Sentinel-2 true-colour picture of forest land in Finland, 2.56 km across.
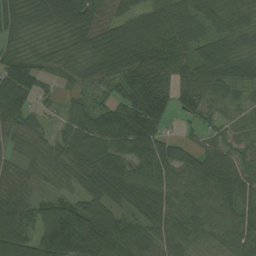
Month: August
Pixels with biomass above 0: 91%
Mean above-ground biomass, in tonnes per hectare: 77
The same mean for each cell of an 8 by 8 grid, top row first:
68 76 103 80 73 78 67 66
41 42 58 96 128 87 57 58
100 28 49 75 121 70 75 58
93 16 52 71 132 51 34 20
46 50 94 89 113 45 35 27
41 44 64 105 86 80 102 72
82 90 117 77 98 72 82 70
124 160 241 162 67 62 51 69
